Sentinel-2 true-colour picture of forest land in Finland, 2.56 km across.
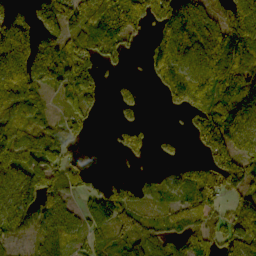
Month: October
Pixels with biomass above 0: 71%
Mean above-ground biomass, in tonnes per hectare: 84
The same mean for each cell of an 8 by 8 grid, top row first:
81 118 124 127 88 188 75 163
164 124 79 70 27 153 150 153
115 103 129 18 14 123 156 158
80 25 66 16 26 33 163 149
98 92 12 21 53 30 127 75
86 81 44 11 19 62 90 113
113 84 34 108 36 53 77 80
46 76 42 50 78 73 71 93
